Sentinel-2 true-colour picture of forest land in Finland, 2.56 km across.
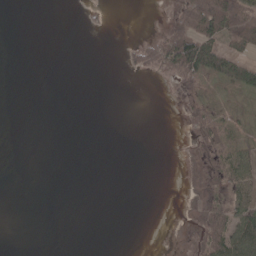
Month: May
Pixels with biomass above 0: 25%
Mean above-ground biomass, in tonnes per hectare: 16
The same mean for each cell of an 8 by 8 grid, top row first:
0 0 1 1 0 26 121 99
0 0 0 0 30 106 72 39
0 0 0 0 1 33 29 44
0 0 0 0 0 4 29 5
0 0 0 0 0 0 46 15
0 0 0 0 0 1 55 47
0 0 0 0 0 1 50 47
0 0 0 0 0 5 66 53
